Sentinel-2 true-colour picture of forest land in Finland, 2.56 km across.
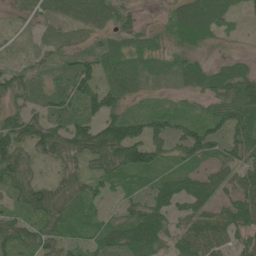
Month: June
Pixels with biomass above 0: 83%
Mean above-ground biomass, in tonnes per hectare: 50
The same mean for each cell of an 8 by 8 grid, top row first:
11 29 44 44 16 50 88 16
10 23 20 45 46 33 26 3
46 31 67 46 31 29 61 80
50 47 51 56 34 34 34 89
79 84 90 116 98 50 70 69
67 17 51 64 41 50 46 47
40 95 43 13 64 43 52 72
70 50 30 63 95 43 83 39
